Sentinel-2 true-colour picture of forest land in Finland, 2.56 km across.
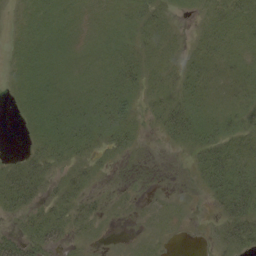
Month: August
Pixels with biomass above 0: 72%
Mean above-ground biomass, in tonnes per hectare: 14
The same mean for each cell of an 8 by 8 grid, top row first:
5 14 11 10 14 5 11 17
9 14 11 12 14 8 14 14
10 15 12 15 20 16 14 11
6 21 21 29 8 29 16 12
1 23 22 17 2 10 24 18
30 16 12 2 2 1 26 29
28 20 19 4 3 6 4 31
24 27 6 1 5 2 3 28
